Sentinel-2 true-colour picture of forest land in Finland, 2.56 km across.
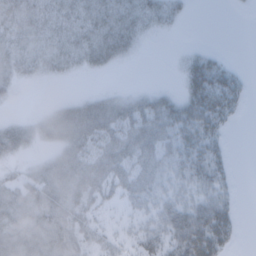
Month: February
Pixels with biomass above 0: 65%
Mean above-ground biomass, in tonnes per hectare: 28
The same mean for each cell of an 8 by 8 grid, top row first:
33 31 28 34 27 13 0 0
24 25 29 34 4 1 7 0
19 7 2 1 0 5 56 18
2 18 39 39 45 45 54 12
38 23 45 41 45 44 40 0
17 42 45 41 46 33 42 3
39 52 40 13 25 48 53 11
44 52 36 17 30 55 68 7
